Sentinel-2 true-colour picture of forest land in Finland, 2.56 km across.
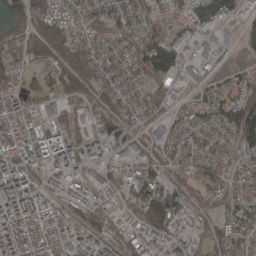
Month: April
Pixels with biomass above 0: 83%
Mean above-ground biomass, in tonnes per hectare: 87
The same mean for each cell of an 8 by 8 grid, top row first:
27 133 67 85 70 55 81 62
93 126 88 82 104 101 58 31
58 73 122 75 65 73 55 64
126 86 48 96 65 53 98 135
123 130 97 76 76 86 92 88
160 74 81 67 119 66 90 62
160 113 74 70 123 104 58 83
145 130 120 74 77 67 67 76
